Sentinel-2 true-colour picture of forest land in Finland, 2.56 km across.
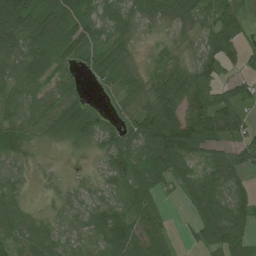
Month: July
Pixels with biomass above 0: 85%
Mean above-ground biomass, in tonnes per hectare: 71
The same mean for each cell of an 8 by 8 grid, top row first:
126 95 75 61 60 72 65 71
86 106 76 76 14 38 67 83
63 65 36 75 60 121 94 50
60 82 106 41 109 119 113 59
69 31 50 75 104 152 81 51
37 19 16 71 92 83 73 44
49 15 50 73 90 6 123 87
59 67 47 101 98 22 90 92
